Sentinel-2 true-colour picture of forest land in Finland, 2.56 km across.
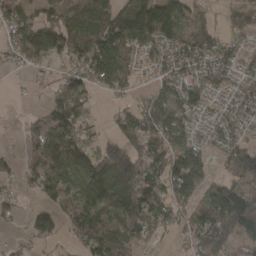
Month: March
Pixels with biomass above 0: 77%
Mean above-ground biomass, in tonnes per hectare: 75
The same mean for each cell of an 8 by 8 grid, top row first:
79 73 104 117 185 111 40 57
71 125 114 112 67 80 105 50
3 14 68 80 15 76 72 50
2 59 83 29 85 78 43 46
4 132 76 25 103 81 50 52
44 104 112 172 142 111 43 67
28 50 92 135 144 65 59 131
16 53 62 108 61 19 92 58
